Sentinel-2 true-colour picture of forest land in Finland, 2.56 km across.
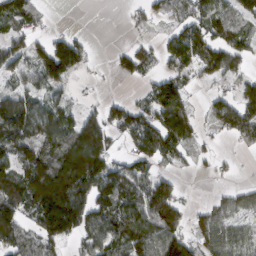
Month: March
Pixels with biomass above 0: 67%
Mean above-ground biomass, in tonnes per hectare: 80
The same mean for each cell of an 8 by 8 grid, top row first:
84 13 0 0 34 49 96 99
75 97 79 15 41 107 109 65
46 101 19 10 43 71 35 45
160 100 61 72 78 122 37 115
130 112 186 30 115 113 19 36
94 160 177 132 77 43 11 7
117 194 146 128 122 99 40 56
92 91 57 96 110 121 85 64
